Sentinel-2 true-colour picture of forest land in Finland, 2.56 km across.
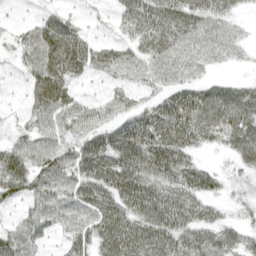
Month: April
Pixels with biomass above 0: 85%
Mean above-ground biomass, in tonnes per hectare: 53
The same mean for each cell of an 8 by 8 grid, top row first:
12 30 19 22 62 67 59 21
30 77 60 43 52 60 54 28
16 84 33 35 40 42 29 22
17 65 53 43 55 82 84 86
41 57 55 75 89 80 36 80
75 71 65 81 80 72 50 24
27 60 62 67 72 71 41 20
60 26 47 79 75 66 60 44
